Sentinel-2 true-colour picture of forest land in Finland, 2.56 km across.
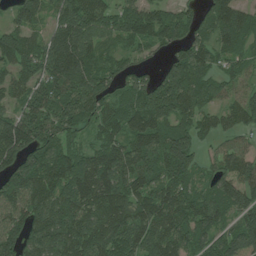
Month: July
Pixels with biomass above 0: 89%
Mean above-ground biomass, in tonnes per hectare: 108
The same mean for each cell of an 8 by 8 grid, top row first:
59 74 161 97 119 86 75 93
125 133 150 54 60 77 92 86
90 113 129 70 62 168 85 57
85 128 130 97 145 141 78 85
168 103 59 103 113 164 35 59
128 134 160 155 107 127 59 122
92 121 133 164 118 140 106 116
90 130 138 129 126 123 95 117
